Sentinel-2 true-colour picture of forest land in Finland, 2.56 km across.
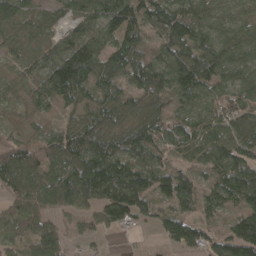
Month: April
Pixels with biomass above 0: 89%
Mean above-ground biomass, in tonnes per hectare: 71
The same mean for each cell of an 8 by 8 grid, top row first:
61 48 63 106 77 86 65 55
34 49 108 81 53 68 88 99
33 104 93 70 84 92 89 75
25 32 49 68 84 48 49 66
52 68 89 91 78 55 79 81
110 85 110 115 93 87 43 100
79 75 60 108 76 71 42 75
59 110 26 6 4 74 50 120
